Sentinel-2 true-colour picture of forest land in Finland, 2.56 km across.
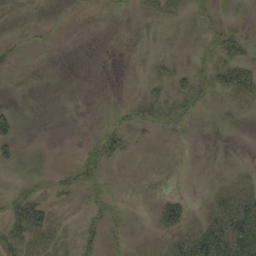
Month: September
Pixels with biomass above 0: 30%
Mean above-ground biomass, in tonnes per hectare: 13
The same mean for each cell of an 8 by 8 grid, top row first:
0 1 1 5 6 11 17 8
6 2 0 0 0 1 20 33
0 0 0 0 7 16 31 55
10 0 0 4 20 31 6 3
20 1 6 35 1 2 0 0
8 10 33 4 0 0 0 4
42 21 8 21 0 35 14 54
31 19 25 11 0 26 68 67
